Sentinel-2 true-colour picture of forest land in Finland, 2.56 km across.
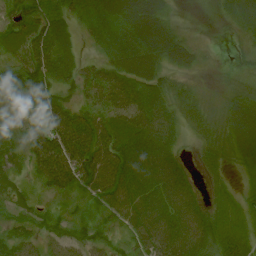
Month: July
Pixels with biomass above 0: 90%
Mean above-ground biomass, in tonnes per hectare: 48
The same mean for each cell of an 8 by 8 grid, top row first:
69 47 24 41 71 12 7 19
40 74 17 34 53 42 11 12
59 67 46 60 60 26 6 35
50 84 50 56 81 45 30 59
36 87 94 76 84 41 32 57
20 52 84 98 85 76 14 17
22 13 16 63 91 87 36 22
48 31 37 32 60 85 57 45
